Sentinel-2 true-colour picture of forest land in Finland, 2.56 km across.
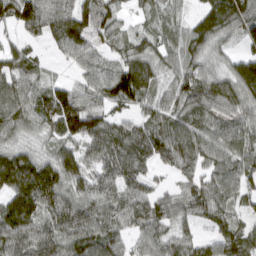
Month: March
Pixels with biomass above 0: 89%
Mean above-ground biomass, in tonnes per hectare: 81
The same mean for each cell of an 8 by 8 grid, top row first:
88 104 115 66 37 42 101 119
43 29 95 46 56 67 74 34
77 38 54 121 107 70 79 134
90 94 146 55 62 76 76 54
54 41 92 117 94 112 93 64
160 112 97 93 63 41 67 87
128 99 86 87 83 63 87 53
107 96 111 78 62 64 48 86
